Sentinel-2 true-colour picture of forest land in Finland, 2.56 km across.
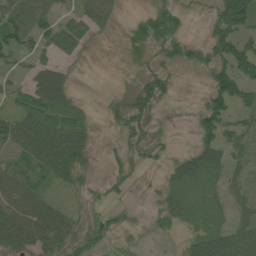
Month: June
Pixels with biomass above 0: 73%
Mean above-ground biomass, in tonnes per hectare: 41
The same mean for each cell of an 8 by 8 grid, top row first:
71 50 41 26 31 46 25 107
69 45 38 5 36 45 61 93
22 74 3 1 37 18 39 90
53 65 26 21 51 1 76 39
52 88 64 8 53 8 56 40
38 40 43 22 8 41 36 21
56 52 27 23 9 43 20 22
64 65 52 29 9 13 53 61
